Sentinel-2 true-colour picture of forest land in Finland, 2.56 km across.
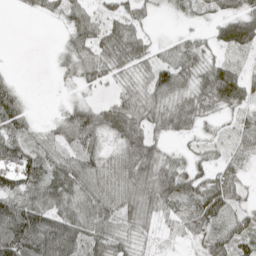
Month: May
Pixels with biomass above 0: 82%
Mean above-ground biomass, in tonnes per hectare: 48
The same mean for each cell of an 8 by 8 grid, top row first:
2 19 47 32 26 16 24 58
0 2 50 62 36 31 28 51
13 1 29 22 35 71 65 59
56 4 56 58 54 60 38 29
73 44 55 40 64 13 27 26
73 73 77 67 68 66 48 39
96 80 71 61 60 53 89 37
117 116 80 63 29 17 49 60
